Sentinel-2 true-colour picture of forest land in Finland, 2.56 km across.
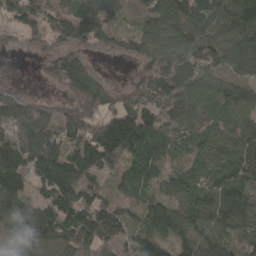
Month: April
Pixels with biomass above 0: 87%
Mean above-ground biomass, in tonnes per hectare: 104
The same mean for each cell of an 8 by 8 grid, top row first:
100 105 175 95 79 164 152 144
12 55 92 72 106 163 146 167
3 35 100 11 94 164 96 82
147 59 91 81 119 112 75 104
156 135 125 185 146 65 77 120
160 159 148 48 77 50 89 133
98 101 138 84 72 81 110 169
87 106 92 67 86 82 123 67
